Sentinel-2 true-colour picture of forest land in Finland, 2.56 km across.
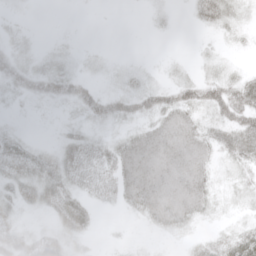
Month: May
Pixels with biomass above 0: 68%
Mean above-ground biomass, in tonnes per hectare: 23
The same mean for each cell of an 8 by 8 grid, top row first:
6 0 0 0 3 4 29 17
16 6 5 1 0 0 5 7
29 35 22 9 13 15 24 25
4 4 19 32 27 46 27 46
23 7 29 24 56 65 37 46
29 35 29 28 66 67 35 14
20 24 30 9 43 64 26 8
39 57 15 2 3 8 18 37
